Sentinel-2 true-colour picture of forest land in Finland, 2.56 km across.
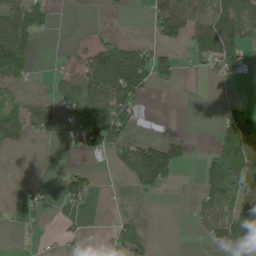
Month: May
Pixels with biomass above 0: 42%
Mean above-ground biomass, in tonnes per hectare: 50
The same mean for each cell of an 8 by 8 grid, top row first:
96 38 0 12 17 132 83 94
136 0 26 73 44 31 95 71
53 26 91 163 101 29 10 15
43 56 119 104 15 0 0 67
23 4 56 96 64 60 8 131
0 0 44 6 126 37 99 112
12 16 20 1 2 0 62 102
4 5 23 41 51 0 45 112
